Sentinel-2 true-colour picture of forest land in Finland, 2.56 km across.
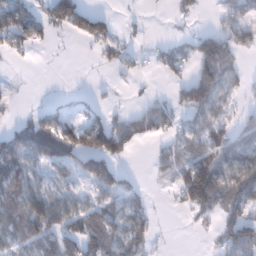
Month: January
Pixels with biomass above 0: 54%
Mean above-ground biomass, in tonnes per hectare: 56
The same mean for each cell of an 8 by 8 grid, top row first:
97 90 108 26 6 26 6 44
56 20 7 43 13 23 91 56
3 0 0 7 9 29 120 37
9 36 20 32 37 54 76 26
78 125 107 122 18 43 74 60
99 44 63 92 7 65 140 116
81 114 63 66 54 18 73 88
64 86 123 94 65 1 10 114
